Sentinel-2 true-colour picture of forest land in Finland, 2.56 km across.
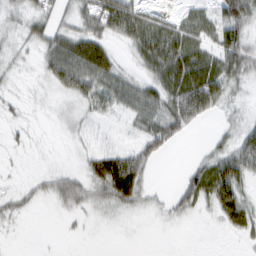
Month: February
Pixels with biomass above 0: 60%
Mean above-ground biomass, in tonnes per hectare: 28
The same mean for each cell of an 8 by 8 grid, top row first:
21 30 38 92 39 21 31 56
17 38 54 21 55 70 39 64
8 28 57 39 29 67 79 29
7 4 15 19 44 72 43 11
5 1 7 9 41 21 11 37
3 16 24 83 34 5 63 49
15 4 19 20 13 25 19 45
1 0 2 0 0 0 0 9
